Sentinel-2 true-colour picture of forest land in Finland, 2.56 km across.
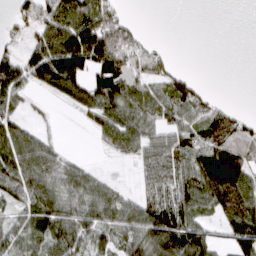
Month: March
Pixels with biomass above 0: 68%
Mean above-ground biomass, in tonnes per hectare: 68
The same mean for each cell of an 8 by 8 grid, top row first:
33 73 110 79 0 0 0 0
26 106 150 172 61 1 0 0
90 82 94 137 73 69 3 0
43 6 32 94 97 83 74 34
89 37 0 48 65 75 129 103
98 73 56 11 48 100 125 112
47 89 75 75 91 132 63 112
47 82 64 55 90 163 68 103
